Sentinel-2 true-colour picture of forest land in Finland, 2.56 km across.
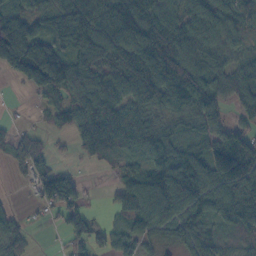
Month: October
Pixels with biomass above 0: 81%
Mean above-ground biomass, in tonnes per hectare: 67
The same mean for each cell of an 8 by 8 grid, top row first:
79 60 94 83 93 73 78 58
167 100 92 88 116 95 64 35
36 135 66 74 97 98 74 62
2 21 78 82 67 60 74 39
41 22 43 91 85 77 80 96
13 58 16 14 78 111 101 133
12 37 39 11 80 106 81 103
48 1 40 43 45 45 65 59
